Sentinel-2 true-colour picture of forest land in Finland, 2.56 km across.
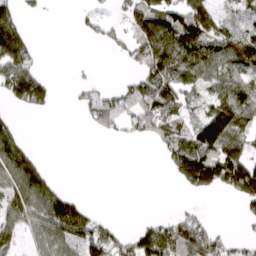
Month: April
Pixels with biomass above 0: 53%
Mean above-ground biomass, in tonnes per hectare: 80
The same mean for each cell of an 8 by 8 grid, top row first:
80 9 23 38 134 130 110 70
158 1 0 26 139 151 101 137
183 56 17 6 106 111 72 96
32 27 39 134 126 97 91 138
82 0 0 9 19 125 171 99
109 55 0 0 0 59 171 208
136 181 102 0 0 15 9 32
75 127 150 115 127 148 99 35
